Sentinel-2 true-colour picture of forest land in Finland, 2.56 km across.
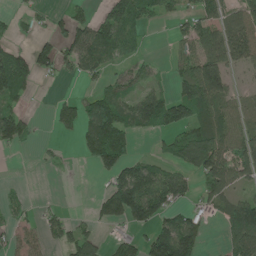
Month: June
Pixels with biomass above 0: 54%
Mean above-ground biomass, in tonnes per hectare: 64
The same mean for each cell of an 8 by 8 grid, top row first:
25 25 33 79 59 34 59 61
35 68 104 91 17 30 106 111
110 12 30 40 41 55 174 11
61 12 80 125 128 122 86 49
46 8 41 145 0 67 125 73
0 2 0 77 119 82 106 58
27 18 1 124 148 64 44 107
40 40 83 30 59 187 22 108
